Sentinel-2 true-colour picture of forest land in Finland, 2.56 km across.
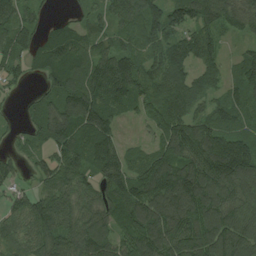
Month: August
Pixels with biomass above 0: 87%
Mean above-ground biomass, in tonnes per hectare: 100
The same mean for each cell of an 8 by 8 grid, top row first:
90 31 39 68 104 100 112 91
88 122 96 83 76 92 95 31
42 73 130 167 85 91 74 87
18 92 148 90 55 108 65 77
29 68 126 107 32 134 138 127
57 88 97 129 161 179 156 167
74 105 89 95 143 160 143 119
73 100 117 88 132 135 147 139
